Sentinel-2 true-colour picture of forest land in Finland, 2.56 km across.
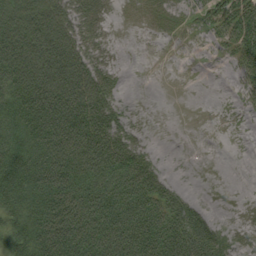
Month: August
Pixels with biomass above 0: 69%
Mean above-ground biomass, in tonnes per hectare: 66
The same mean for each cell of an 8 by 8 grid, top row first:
103 119 77 11 7 12 35 87
131 143 98 16 0 1 8 72
104 145 128 46 0 0 0 36
77 135 135 74 5 0 0 10
73 106 132 121 39 0 0 0
92 105 108 113 104 10 0 0
65 94 118 113 120 90 15 2
65 108 125 118 132 125 98 18
